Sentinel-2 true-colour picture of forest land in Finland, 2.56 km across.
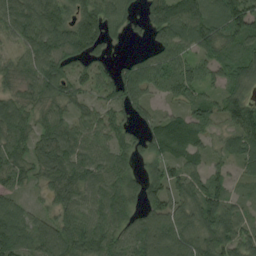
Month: August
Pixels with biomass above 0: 89%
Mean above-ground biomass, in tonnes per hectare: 78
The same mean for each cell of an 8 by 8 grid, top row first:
103 120 94 84 63 138 83 121
52 104 104 34 29 97 74 70
63 97 58 80 100 81 44 75
90 69 51 65 51 46 75 117
72 74 76 71 65 100 52 76
59 70 84 87 77 68 83 33
59 46 92 102 82 80 99 53
93 103 101 94 79 89 82 83
